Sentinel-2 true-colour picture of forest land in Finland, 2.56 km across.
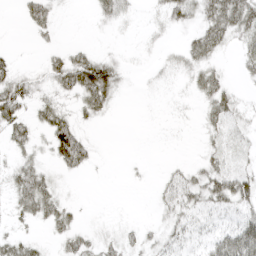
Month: April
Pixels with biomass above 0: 49%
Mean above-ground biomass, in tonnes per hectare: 21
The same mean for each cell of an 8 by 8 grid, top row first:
4 34 0 26 3 35 41 54
4 11 15 3 5 7 40 17
43 26 83 51 2 10 30 8
40 34 23 13 0 3 21 20
27 30 67 0 0 1 12 12
29 20 11 0 2 15 31 36
20 39 8 0 0 25 25 32
23 10 24 11 13 20 23 70
